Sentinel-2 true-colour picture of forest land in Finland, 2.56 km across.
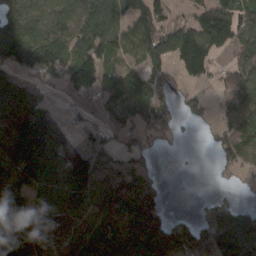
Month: March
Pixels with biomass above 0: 72%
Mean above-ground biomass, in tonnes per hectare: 93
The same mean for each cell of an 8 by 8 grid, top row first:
105 102 122 137 119 24 125 109
127 133 111 99 114 173 168 73
70 34 148 91 90 36 52 87
145 73 15 79 93 40 18 114
155 143 59 45 41 12 9 107
125 135 152 100 74 1 1 28
100 81 72 100 138 3 44 57
178 83 105 124 184 141 122 194
